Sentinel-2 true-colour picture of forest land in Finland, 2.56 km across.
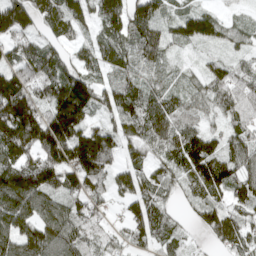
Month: April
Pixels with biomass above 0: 89%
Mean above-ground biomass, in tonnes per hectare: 84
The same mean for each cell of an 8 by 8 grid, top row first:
137 81 84 107 112 55 70 21
56 52 41 80 75 33 39 38
139 73 102 63 51 29 67 75
189 99 142 76 103 66 47 85
162 167 154 103 80 88 33 85
150 134 134 71 62 61 141 97
122 87 71 30 89 26 83 73
108 118 87 40 62 59 35 91
